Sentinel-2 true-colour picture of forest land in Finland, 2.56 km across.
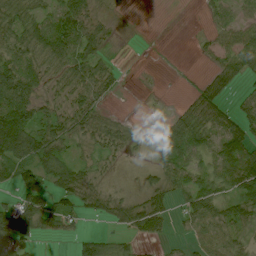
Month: July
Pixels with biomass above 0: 66%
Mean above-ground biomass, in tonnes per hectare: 38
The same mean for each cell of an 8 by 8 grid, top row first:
45 43 68 11 0 0 12 26
49 83 73 12 0 0 19 57
87 33 56 32 1 1 24 32
103 27 47 13 1 18 50 35
95 55 20 35 9 51 38 76
48 46 37 6 16 41 43 70
61 62 33 34 52 22 60 45
80 18 38 27 26 7 60 28
